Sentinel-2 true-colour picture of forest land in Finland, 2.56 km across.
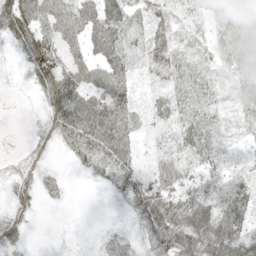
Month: May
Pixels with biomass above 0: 82%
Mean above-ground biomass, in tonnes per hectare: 38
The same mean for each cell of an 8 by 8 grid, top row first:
56 56 69 55 37 30 44 51
25 61 45 68 39 40 28 59
9 62 69 68 18 38 29 36
0 29 82 70 48 49 36 24
1 15 59 74 32 54 37 17
20 19 7 39 48 64 27 26
18 5 0 5 56 52 37 60
20 1 4 23 29 71 51 53
